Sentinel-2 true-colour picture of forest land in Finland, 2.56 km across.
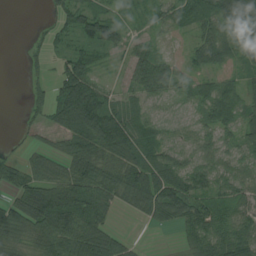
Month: August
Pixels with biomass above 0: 78%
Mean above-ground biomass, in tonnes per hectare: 47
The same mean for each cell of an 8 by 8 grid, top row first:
0 12 62 38 19 34 47 95
0 23 40 38 29 5 58 46
0 22 91 9 63 46 27 25
2 46 123 72 35 19 41 38
8 20 64 88 48 38 42 42
51 60 85 64 61 70 54 47
67 118 77 40 58 84 60 46
54 76 87 53 4 9 70 79
